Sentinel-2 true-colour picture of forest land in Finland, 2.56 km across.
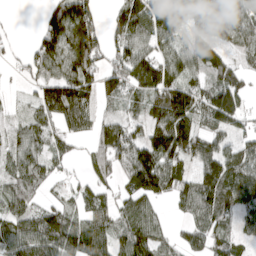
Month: April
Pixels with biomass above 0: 78%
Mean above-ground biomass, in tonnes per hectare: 90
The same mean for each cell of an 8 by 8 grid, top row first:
2 88 138 49 129 109 114 88
14 111 154 85 79 71 107 78
15 102 134 97 139 111 85 77
25 105 139 42 73 180 134 96
70 67 28 109 111 148 93 77
78 54 24 60 177 91 133 107
72 72 58 66 80 32 105 72
110 152 145 93 123 48 83 50
